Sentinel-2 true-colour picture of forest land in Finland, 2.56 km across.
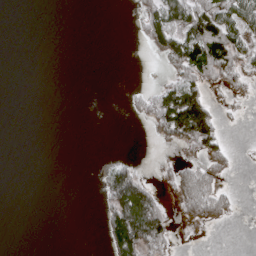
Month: April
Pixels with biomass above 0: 30%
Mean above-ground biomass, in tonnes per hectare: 27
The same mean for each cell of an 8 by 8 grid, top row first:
0 0 0 0 41 74 93 61
0 0 0 0 13 81 101 54
0 0 0 0 0 54 53 44
0 0 0 0 27 134 74 7
0 0 0 0 2 34 73 2
0 0 0 58 24 46 61 3
0 0 0 69 125 25 85 10
0 0 0 66 120 18 0 0
